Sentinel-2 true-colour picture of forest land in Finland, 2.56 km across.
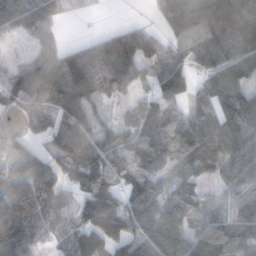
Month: November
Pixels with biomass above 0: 81%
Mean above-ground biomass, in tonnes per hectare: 84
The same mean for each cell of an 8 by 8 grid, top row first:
90 59 3 0 6 88 83 84
10 50 65 142 117 49 97 120
77 111 138 124 53 125 69 89
39 81 98 21 53 52 68 143
47 54 125 71 113 132 134 117
80 86 91 77 82 63 68 89
127 102 63 143 99 75 58 39
141 50 102 142 75 99 132 80
